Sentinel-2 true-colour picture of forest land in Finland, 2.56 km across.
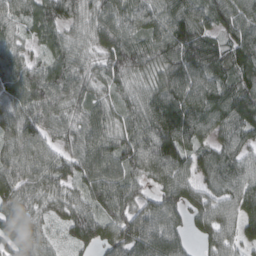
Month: March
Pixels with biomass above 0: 94%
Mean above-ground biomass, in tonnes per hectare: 90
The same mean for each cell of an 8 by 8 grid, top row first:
70 93 69 89 88 106 97 103
65 57 66 109 102 114 97 104
90 114 75 77 70 113 113 102
85 99 68 75 99 135 121 132
84 73 82 97 104 139 71 84
99 99 92 111 62 95 72 98
111 57 80 103 69 78 87 107
106 50 80 76 107 78 56 78
